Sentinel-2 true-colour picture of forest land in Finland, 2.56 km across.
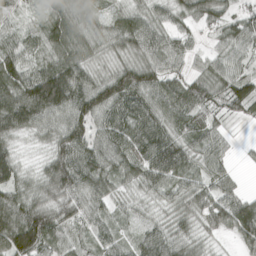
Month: April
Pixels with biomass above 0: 94%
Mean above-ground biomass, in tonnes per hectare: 74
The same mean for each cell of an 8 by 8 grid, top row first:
28 63 70 42 64 61 85 60
59 65 75 49 89 70 28 63
104 153 97 94 110 76 80 80
136 115 102 102 96 89 71 52
34 47 98 84 116 81 70 9
72 81 103 67 82 78 63 15
94 86 68 45 29 52 79 96
143 100 27 59 62 76 28 55
